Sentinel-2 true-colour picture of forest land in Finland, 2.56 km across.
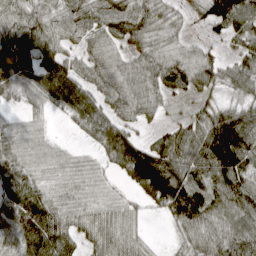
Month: April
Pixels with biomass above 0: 88%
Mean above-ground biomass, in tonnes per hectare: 79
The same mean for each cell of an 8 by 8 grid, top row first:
80 76 80 93 85 41 88 111
132 77 61 62 62 53 39 48
106 118 90 84 80 94 68 73
22 35 96 79 56 15 62 82
70 42 16 102 61 89 149 162
104 52 64 29 139 127 98 97
115 107 66 57 27 120 115 116
94 139 55 79 28 28 89 98
